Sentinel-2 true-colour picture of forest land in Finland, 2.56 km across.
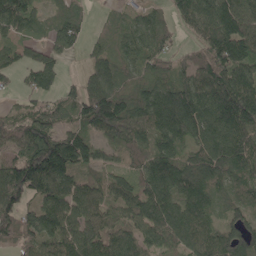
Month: May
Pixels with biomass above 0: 88%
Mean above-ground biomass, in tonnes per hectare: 107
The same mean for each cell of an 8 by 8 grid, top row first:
136 48 59 26 58 59 139 143
60 68 43 72 97 40 120 152
45 77 56 111 77 90 136 150
51 81 84 175 114 167 147 189
104 144 104 66 91 106 130 135
145 175 78 67 119 158 145 106
127 108 110 92 130 149 116 80
106 110 145 124 103 108 126 156
